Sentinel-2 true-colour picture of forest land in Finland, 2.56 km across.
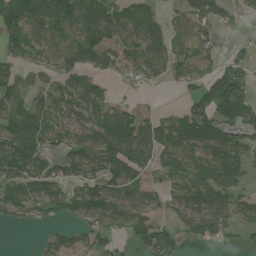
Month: July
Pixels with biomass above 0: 71%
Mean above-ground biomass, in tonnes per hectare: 87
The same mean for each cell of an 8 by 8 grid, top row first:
110 180 160 125 124 55 100 27
59 74 141 108 120 83 60 22
69 45 84 31 51 50 85 92
95 100 83 109 46 43 108 137
134 57 90 173 135 105 136 98
103 95 79 118 69 93 132 98
92 79 75 124 85 60 118 98
0 35 49 56 87 53 68 18
